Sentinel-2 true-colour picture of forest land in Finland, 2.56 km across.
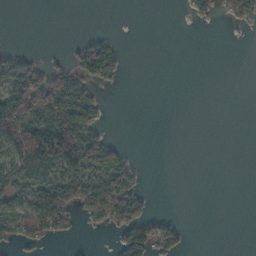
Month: November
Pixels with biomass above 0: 32%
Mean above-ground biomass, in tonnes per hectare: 36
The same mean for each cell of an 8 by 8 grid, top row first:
0 0 0 0 0 0 27 48
11 2 38 56 0 0 0 0
102 99 81 34 0 0 0 0
146 95 125 1 0 0 0 0
92 121 191 39 0 0 0 0
65 66 94 83 10 0 0 0
74 152 58 118 37 0 0 0
42 29 6 12 98 59 0 0
